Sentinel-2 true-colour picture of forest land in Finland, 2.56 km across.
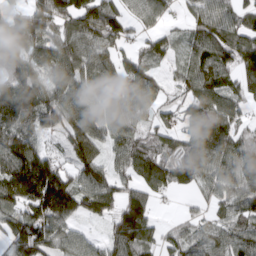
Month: March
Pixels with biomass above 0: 85%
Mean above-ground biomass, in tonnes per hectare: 85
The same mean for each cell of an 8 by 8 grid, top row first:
72 112 120 95 74 26 104 75
95 88 99 76 47 34 111 112
83 72 84 89 100 42 105 82
97 94 85 92 72 49 107 52
124 27 72 62 76 70 127 81
152 182 80 77 110 82 84 100
96 163 91 76 100 6 36 78
92 89 62 77 87 51 69 91
